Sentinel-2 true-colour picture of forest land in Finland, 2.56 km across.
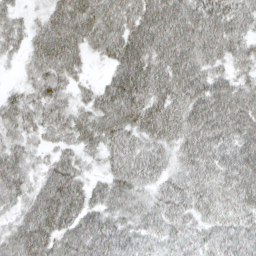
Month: April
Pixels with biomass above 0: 92%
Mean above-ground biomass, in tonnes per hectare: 58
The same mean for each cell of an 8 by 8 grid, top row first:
33 50 92 75 81 80 74 56
30 88 62 68 84 83 69 42
13 68 29 49 87 78 66 43
56 54 47 85 91 73 83 85
43 27 49 57 52 54 71 62
62 53 44 52 51 38 50 67
39 86 67 50 42 47 42 54
65 67 69 64 35 33 32 42
